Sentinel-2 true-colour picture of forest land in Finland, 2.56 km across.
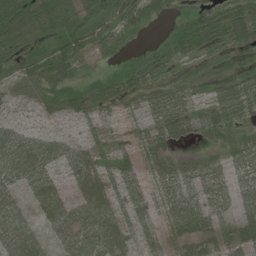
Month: June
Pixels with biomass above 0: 78%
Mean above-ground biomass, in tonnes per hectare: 48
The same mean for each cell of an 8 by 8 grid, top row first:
72 57 47 36 34 21 47 56
48 21 43 42 19 37 50 30
45 47 35 53 58 34 34 44
16 29 47 19 46 78 30 65
87 59 37 28 47 55 19 57
61 59 67 46 36 76 60 46
53 69 65 59 40 65 60 42
71 32 68 70 32 44 47 47
